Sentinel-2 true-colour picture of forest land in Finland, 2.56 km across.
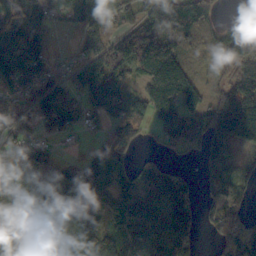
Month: October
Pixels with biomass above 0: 81%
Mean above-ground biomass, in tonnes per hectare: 124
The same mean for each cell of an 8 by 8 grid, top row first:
122 104 150 138 111 181 98 47
158 84 81 157 215 164 70 193
164 148 110 182 141 268 56 212
131 189 125 121 112 207 170 257
85 55 18 104 32 106 137 84
118 139 111 78 85 77 57 72
140 213 145 79 125 114 41 74
164 148 123 124 151 127 13 159
